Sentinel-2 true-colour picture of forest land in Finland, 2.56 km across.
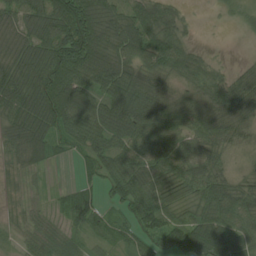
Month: July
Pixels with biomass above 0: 86%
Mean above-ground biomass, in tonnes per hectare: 64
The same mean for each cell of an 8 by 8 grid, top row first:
69 101 131 81 92 46 1 18
73 98 119 98 106 92 10 0
105 111 92 99 86 48 71 34
92 115 108 82 96 70 73 88
80 70 39 59 77 54 60 24
23 10 19 53 68 64 76 29
12 18 65 30 72 48 65 76
21 57 28 30 45 64 103 64
